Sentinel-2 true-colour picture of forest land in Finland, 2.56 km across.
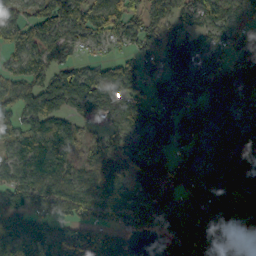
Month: October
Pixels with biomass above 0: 84%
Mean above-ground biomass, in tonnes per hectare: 86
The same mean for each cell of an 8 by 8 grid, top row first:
78 120 111 111 84 76 87 64
95 85 44 37 82 62 58 55
76 87 119 105 46 86 118 74
109 147 79 87 102 101 115 72
89 124 78 114 74 70 82 47
86 110 72 91 106 93 72 69
87 62 73 67 84 88 106 103
121 95 107 79 7 109 107 86
